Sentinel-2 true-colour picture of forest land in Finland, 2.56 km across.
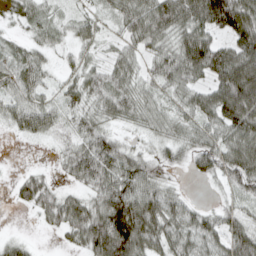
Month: April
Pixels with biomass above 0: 83%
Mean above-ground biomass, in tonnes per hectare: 62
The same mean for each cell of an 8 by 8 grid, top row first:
40 34 30 39 86 97 123 126
36 36 35 19 49 77 108 94
68 31 52 55 42 67 65 143
67 67 54 56 54 44 78 129
4 13 60 60 21 51 60 89
18 27 63 84 74 16 41 79
14 74 82 130 113 66 25 39
20 2 63 169 98 75 67 86
